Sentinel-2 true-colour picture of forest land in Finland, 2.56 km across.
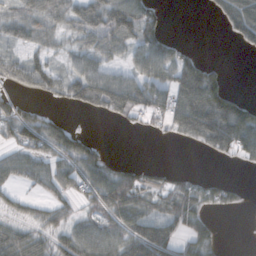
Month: October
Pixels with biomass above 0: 61%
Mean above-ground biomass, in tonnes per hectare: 58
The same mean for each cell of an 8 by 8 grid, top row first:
58 75 84 141 80 0 5 84
37 41 58 80 83 36 0 16
62 74 92 89 91 101 91 0
61 21 29 81 83 116 160 89
58 70 54 2 0 10 68 115
52 71 73 59 31 21 15 3
28 41 31 86 60 81 42 19
69 40 80 76 140 75 31 0
